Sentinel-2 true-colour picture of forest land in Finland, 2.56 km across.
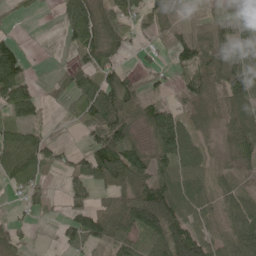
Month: June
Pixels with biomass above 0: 74%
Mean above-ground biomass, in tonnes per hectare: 63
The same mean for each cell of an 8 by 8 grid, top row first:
15 3 117 86 68 57 41 91
43 2 66 59 20 66 102 65
108 13 64 71 41 28 78 113
79 17 59 114 73 53 53 84
90 52 10 114 44 88 25 70
63 30 59 88 93 87 58 39
12 37 62 77 144 105 48 69
51 2 74 76 48 116 63 87
